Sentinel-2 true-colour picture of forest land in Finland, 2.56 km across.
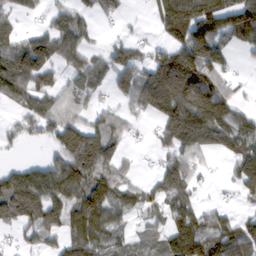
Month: February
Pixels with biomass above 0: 67%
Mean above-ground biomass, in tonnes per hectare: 84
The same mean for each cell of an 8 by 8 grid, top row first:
50 39 57 37 10 168 136 132
86 122 85 52 37 100 161 45
116 66 79 67 106 183 137 20
32 99 68 53 60 144 167 61
29 36 177 84 6 109 104 106
83 124 120 102 17 114 17 77
130 110 114 99 56 88 48 24
20 43 105 72 47 122 124 116
